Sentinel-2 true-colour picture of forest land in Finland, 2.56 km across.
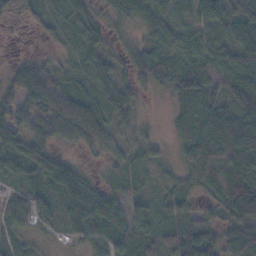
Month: November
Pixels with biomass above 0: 87%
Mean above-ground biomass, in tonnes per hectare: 43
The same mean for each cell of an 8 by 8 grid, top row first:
24 32 52 35 52 30 86 49
2 8 31 25 41 44 46 56
43 56 28 45 36 50 37 46
62 64 65 41 10 30 52 47
68 53 32 28 31 23 66 63
33 65 50 15 16 24 36 59
39 27 86 61 28 38 22 108
21 9 28 36 36 57 56 100
